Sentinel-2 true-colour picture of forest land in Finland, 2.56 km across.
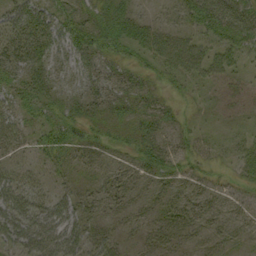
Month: September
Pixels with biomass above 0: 61%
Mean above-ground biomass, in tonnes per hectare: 21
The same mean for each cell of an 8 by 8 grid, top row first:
35 29 27 27 14 17 41 45
37 33 36 26 34 37 29 35
1 1 1 1 1 10 22 13
1 0 1 0 1 3 5 9
22 25 31 19 30 23 15 15
28 10 14 19 22 25 17 18
59 37 31 19 17 25 23 19
55 54 42 22 17 20 15 14
